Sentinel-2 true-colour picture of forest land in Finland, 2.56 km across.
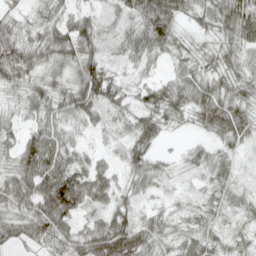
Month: April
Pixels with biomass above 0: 90%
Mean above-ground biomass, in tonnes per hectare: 46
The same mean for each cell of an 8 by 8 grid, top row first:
27 35 36 23 73 52 47 76
63 56 61 26 50 37 28 51
44 38 60 45 26 45 49 48
26 49 52 36 49 44 74 60
38 74 25 21 49 4 29 34
63 98 65 40 49 14 35 19
55 93 51 50 21 20 31 37
45 57 64 104 59 40 41 34
